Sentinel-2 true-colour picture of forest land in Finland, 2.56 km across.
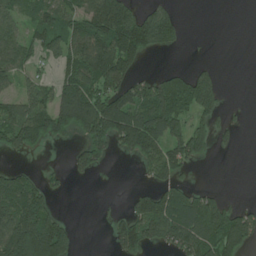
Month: June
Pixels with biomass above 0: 54%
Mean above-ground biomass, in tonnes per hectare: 78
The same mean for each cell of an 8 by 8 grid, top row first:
66 89 103 186 83 39 0 0
85 61 115 157 93 21 1 0
69 33 129 124 58 86 96 0
95 117 179 177 120 118 88 4
88 43 53 91 158 103 52 13
63 26 32 1 29 75 0 0
161 71 0 6 99 128 124 45
196 206 11 44 113 120 131 125
